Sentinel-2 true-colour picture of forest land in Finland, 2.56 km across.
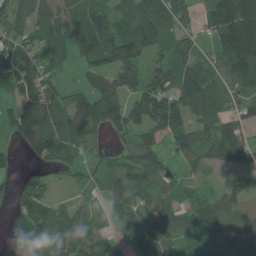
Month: June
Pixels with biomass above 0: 80%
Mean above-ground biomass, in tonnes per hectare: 88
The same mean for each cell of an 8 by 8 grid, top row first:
88 85 87 86 134 132 80 167
85 72 100 157 130 117 32 162
106 67 38 126 101 107 94 86
80 114 154 153 153 146 99 63
28 127 90 31 112 85 98 105
30 41 28 64 91 37 24 49
49 68 50 58 71 72 99 79
92 105 99 54 80 69 78 99
